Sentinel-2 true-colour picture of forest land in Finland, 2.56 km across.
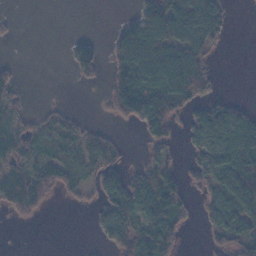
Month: November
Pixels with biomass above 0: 54%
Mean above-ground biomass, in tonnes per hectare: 48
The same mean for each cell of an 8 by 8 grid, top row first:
4 0 0 2 80 110 90 0
1 0 53 43 121 103 54 0
24 0 21 59 108 125 47 0
30 16 5 38 96 57 69 52
54 38 42 36 29 18 75 112
56 77 47 66 66 51 69 141
45 15 12 63 94 59 34 92
0 0 1 48 95 40 16 63
